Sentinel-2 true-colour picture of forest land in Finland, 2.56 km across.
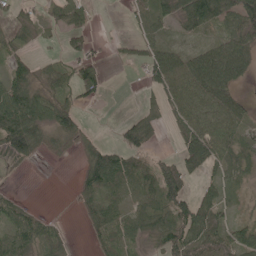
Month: May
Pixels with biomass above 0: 67%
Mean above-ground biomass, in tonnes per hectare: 40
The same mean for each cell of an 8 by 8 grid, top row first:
26 23 40 0 29 46 77 68
25 6 43 8 28 24 40 67
49 34 63 2 26 80 95 39
96 55 27 0 24 42 72 42
87 32 31 22 51 20 76 56
3 0 26 92 49 62 25 31
35 2 16 38 35 55 55 12
59 43 1 46 30 59 65 53
